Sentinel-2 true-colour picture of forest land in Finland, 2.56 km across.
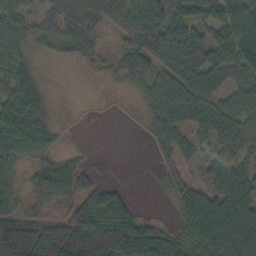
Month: October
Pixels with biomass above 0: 73%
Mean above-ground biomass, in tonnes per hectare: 48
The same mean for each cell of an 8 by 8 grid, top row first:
56 34 93 87 96 52 52 80
51 19 43 19 60 78 68 65
34 7 2 14 53 48 73 52
73 26 0 0 18 58 60 57
75 37 2 0 2 42 45 47
21 67 33 1 0 24 39 54
35 27 72 68 4 17 66 70
140 93 112 104 88 37 55 67
